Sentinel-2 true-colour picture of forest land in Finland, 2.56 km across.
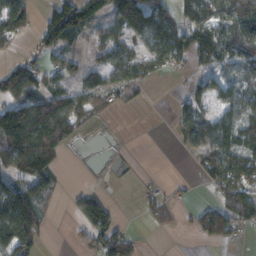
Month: November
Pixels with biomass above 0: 55%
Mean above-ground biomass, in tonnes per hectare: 58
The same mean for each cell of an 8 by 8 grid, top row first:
100 73 110 72 141 67 94 66
20 69 29 80 65 114 102 79
120 49 44 54 48 4 40 55
125 94 68 21 2 20 44 81
155 120 11 2 0 17 95 87
74 87 0 2 10 3 69 86
123 23 78 45 28 27 30 95
108 11 25 91 14 0 29 17
